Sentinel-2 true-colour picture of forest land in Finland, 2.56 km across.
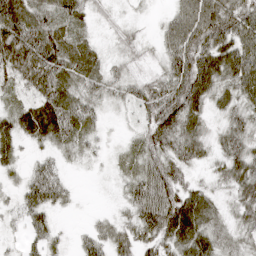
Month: April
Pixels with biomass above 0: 89%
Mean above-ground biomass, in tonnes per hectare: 50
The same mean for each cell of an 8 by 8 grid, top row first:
80 50 41 19 7 55 95 75
126 75 47 18 25 78 78 76
61 83 50 38 37 74 76 79
45 73 58 12 44 85 39 49
34 37 44 10 53 71 40 53
19 56 4 13 63 60 20 71
28 56 4 10 72 91 61 49
13 39 24 53 53 75 65 38
